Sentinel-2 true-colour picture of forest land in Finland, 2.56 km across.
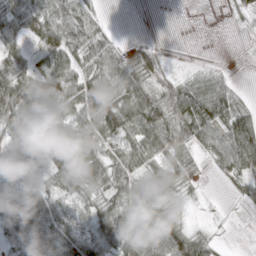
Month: March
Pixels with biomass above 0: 77%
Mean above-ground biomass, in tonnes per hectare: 38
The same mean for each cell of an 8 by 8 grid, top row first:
45 40 36 3 0 0 0 15
32 42 43 31 17 1 0 0
70 58 45 55 44 29 32 5
67 71 45 75 61 59 70 43
23 51 48 35 55 51 46 89
13 21 42 43 34 41 8 44
56 43 24 43 58 24 3 4
35 65 58 64 68 77 30 0
